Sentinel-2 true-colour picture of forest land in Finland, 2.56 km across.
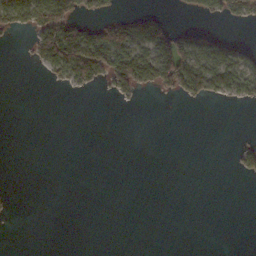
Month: November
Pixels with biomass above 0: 21%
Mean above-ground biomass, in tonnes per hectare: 21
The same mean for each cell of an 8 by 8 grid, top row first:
58 95 38 26 43 3 23 29
1 85 123 114 64 84 59 24
0 10 56 55 66 95 92 68
0 0 0 0 0 0 0 0
0 0 0 0 0 0 0 13
0 0 0 0 0 0 0 13
1 0 0 0 0 0 0 0
0 0 0 0 0 0 0 0
